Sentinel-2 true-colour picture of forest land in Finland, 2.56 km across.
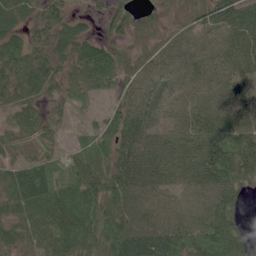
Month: June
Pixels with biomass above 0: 88%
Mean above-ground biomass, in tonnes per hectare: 55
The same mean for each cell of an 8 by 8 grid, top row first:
22 48 16 33 20 16 58 79
53 44 42 28 30 54 55 74
61 54 43 35 64 59 60 47
45 31 8 35 74 53 69 58
41 34 28 51 77 67 88 74
59 92 77 72 79 61 95 70
54 74 84 56 73 68 69 24
41 55 61 64 88 74 73 41
